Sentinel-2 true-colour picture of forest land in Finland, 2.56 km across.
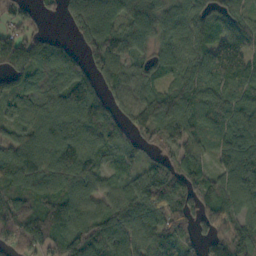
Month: October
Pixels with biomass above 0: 90%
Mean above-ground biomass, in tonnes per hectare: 95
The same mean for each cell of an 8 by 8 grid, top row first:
67 25 115 108 124 94 74 80
116 93 59 117 59 99 100 113
74 79 102 76 69 71 98 89
57 103 135 87 84 129 106 94
71 112 113 72 39 75 80 130
123 131 119 49 85 137 75 144
90 96 110 85 108 124 102 75
97 105 129 134 93 89 83 117
